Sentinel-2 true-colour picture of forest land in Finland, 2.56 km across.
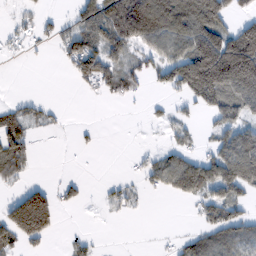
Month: February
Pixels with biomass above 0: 46%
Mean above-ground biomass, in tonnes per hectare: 60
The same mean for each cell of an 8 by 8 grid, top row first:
12 15 50 118 194 166 175 36
15 13 115 73 62 100 181 184
0 0 51 62 36 98 195 206
45 21 0 0 6 19 44 73
79 0 8 0 2 31 24 127
40 1 8 3 31 106 101 140
138 163 15 22 6 1 63 44
82 43 17 0 0 15 68 77
